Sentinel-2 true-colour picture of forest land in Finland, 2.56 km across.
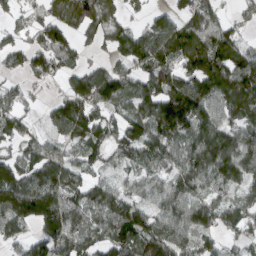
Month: March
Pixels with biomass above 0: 81%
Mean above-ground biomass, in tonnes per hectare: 98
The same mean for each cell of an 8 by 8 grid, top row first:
41 64 108 60 44 74 112 45
73 106 60 63 112 131 166 105
36 55 94 133 89 123 139 165
89 37 147 74 119 167 94 119
68 65 77 115 127 77 121 131
145 125 78 63 83 89 90 100
158 173 107 123 91 95 97 93
51 102 105 107 147 113 65 54
